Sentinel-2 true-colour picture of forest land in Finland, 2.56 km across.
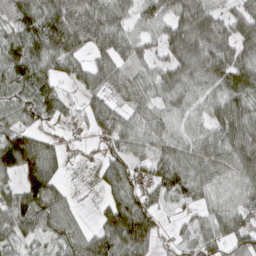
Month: March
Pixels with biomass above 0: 82%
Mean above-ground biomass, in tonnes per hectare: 68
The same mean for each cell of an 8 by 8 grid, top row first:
86 106 115 80 52 78 77 61
79 107 62 77 48 74 103 72
72 62 45 71 43 66 78 82
69 57 27 65 63 58 66 93
126 31 19 53 50 66 81 97
76 54 1 74 47 89 80 85
82 95 17 89 94 28 52 62
54 47 64 104 99 32 64 70
